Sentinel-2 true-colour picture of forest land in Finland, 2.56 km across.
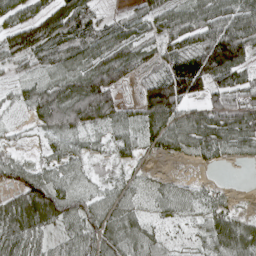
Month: April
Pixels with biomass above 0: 80%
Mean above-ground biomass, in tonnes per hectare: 56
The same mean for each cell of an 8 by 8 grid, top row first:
60 93 87 24 58 78 85 94
83 78 82 80 40 67 120 105
25 46 79 85 51 117 96 63
10 85 111 72 77 109 88 98
8 9 13 27 32 50 68 45
35 34 15 16 12 9 2 0
68 104 60 52 21 37 30 9
60 35 64 65 45 11 43 75
